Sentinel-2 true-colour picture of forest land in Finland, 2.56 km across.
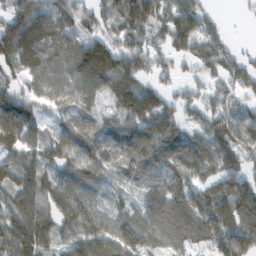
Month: February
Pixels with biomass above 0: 88%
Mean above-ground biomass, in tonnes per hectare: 105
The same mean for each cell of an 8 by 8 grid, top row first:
116 115 100 105 182 136 71 12
160 111 129 133 103 83 120 30
71 108 119 144 69 51 63 104
199 59 89 69 184 84 102 82
114 83 93 87 152 124 101 116
93 75 77 45 73 101 77 107
102 90 118 48 79 129 150 169
161 94 112 114 103 100 105 195
